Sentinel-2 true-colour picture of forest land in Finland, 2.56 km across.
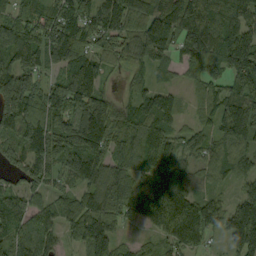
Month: September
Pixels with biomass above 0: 92%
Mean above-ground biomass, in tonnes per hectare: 103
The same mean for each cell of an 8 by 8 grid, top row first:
78 74 118 112 106 130 140 117
129 152 110 78 122 58 109 149
171 67 130 16 53 29 86 113
156 148 173 133 110 59 54 150
92 160 194 108 131 80 62 89
56 86 130 119 79 99 49 61
106 72 107 115 128 176 113 45
95 78 83 106 33 121 57 106
